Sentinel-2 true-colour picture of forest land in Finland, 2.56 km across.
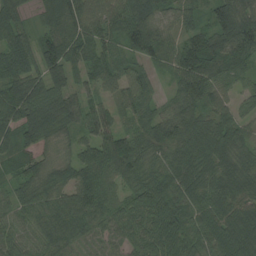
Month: August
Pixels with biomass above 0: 94%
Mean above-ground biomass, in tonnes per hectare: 74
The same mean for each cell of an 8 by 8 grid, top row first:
66 67 106 88 125 60 49 81
90 84 101 62 102 71 105 126
91 85 38 63 50 60 91 44
102 115 63 51 57 77 68 44
69 44 51 100 68 85 95 65
48 58 66 63 67 91 81 91
52 57 79 47 78 79 78 78
55 62 56 47 70 86 68 108
